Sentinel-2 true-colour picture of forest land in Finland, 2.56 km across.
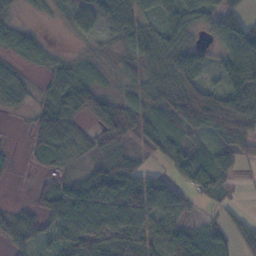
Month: November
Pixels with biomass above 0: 80%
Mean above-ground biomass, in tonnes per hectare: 51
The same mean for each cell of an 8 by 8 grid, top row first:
17 7 38 50 50 75 54 40
42 24 8 11 55 78 28 82
39 28 48 17 35 76 35 93
12 65 69 73 47 71 116 108
4 93 48 66 51 43 29 58
7 23 47 108 67 34 56 15
24 62 101 83 83 55 16 13
59 41 72 83 65 63 50 44
